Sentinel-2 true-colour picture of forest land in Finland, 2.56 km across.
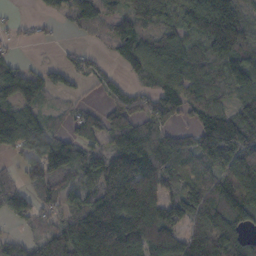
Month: October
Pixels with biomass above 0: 79%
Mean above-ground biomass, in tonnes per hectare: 92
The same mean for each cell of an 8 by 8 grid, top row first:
9 19 99 78 96 73 133 85
18 6 18 55 114 93 82 95
92 53 33 39 55 109 85 77
102 41 44 79 89 88 114 90
84 128 81 71 120 72 130 144
42 128 87 151 152 96 98 159
74 48 84 171 178 89 123 125
38 111 174 202 171 104 129 74
